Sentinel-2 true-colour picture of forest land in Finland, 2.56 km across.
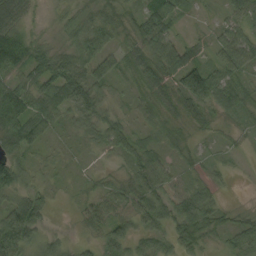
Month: September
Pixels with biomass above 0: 90%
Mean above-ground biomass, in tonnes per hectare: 43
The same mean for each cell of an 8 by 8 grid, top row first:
60 9 26 26 56 44 6 47
84 35 60 38 59 74 28 82
38 65 77 42 48 67 100 44
94 58 68 32 26 34 33 40
61 25 17 48 37 28 11 9
58 14 9 17 59 32 18 4
78 30 20 40 55 45 34 10
94 39 15 52 40 50 30 42
